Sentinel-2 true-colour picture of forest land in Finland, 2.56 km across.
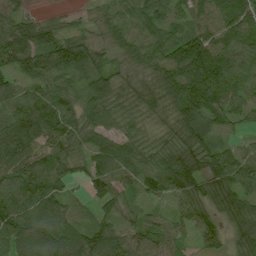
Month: July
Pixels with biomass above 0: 93%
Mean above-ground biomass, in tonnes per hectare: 61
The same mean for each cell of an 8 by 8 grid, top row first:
41 19 14 52 61 52 73 100
84 91 77 40 68 93 113 68
50 73 45 58 49 102 120 64
78 94 73 58 41 81 82 38
91 68 48 54 43 53 56 32
76 80 30 76 64 95 65 88
82 57 15 32 27 37 35 39
72 62 65 65 52 32 51 34
